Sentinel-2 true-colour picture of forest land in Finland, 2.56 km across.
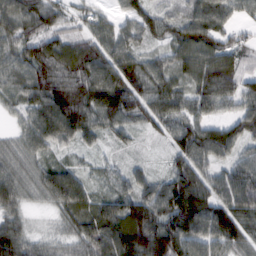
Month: February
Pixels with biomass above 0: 95%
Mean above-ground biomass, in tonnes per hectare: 74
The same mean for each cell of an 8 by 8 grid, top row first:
79 75 28 36 79 46 98 43
68 74 68 76 44 66 85 47
73 102 103 112 86 62 98 69
47 114 104 103 71 84 57 67
47 71 46 25 9 66 109 69
71 73 52 45 38 90 65 92
55 28 77 85 87 128 101 91
96 32 71 132 127 126 93 67
